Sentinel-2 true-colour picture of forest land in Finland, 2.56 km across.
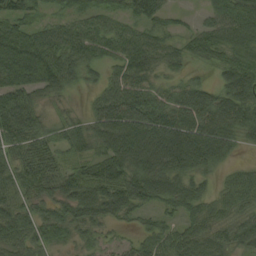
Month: August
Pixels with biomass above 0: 88%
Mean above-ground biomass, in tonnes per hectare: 65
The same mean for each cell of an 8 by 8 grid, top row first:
77 35 52 52 61 20 35 75
111 78 75 54 72 41 71 76
82 82 43 44 61 36 24 96
85 28 19 101 102 81 94 91
65 56 50 88 108 118 108 45
64 74 69 88 92 81 37 45
66 50 81 73 49 59 57 55
62 57 34 24 41 64 69 58
